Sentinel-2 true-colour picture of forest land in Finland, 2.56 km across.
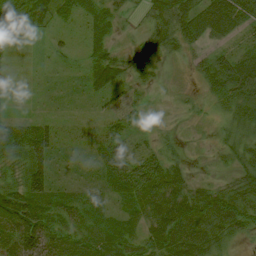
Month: August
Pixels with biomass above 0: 82%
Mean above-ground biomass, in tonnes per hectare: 32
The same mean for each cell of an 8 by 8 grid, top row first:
43 42 23 30 24 74 73 69
4 14 11 32 40 32 27 23
3 8 13 45 23 5 41 71
7 8 5 18 13 6 10 46
45 65 10 28 14 9 5 42
17 54 14 41 74 36 9 41
68 44 28 16 42 61 62 58
53 48 19 24 33 63 45 14
